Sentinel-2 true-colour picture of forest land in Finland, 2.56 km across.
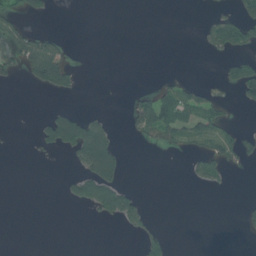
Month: July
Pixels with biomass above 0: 19%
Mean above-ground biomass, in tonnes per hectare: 22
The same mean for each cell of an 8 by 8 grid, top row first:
31 16 0 0 0 0 11 45
85 66 0 0 0 0 25 46
11 85 11 0 0 15 7 73
0 13 21 4 53 54 48 5
0 38 106 56 16 29 33 33
0 0 57 69 0 0 49 1
0 0 23 95 30 0 0 10
0 0 0 0 43 5 0 2
